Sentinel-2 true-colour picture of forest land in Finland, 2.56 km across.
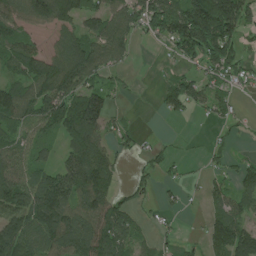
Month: July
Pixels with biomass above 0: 69%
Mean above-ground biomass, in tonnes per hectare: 86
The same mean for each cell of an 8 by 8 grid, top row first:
90 137 115 107 136 173 258 157
110 47 120 111 7 80 179 89
88 140 111 34 0 70 66 65
143 126 176 61 1 47 55 20
89 42 123 56 22 11 18 12
125 81 151 78 37 20 31 63
126 160 99 103 29 24 36 74
133 115 132 129 44 20 56 124
